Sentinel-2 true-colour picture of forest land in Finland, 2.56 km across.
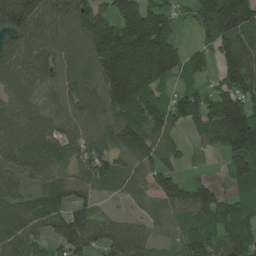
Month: June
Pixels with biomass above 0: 88%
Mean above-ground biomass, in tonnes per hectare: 123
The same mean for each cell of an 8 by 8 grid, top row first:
199 82 121 170 210 68 171 202
108 92 76 292 274 134 88 148
91 86 86 216 217 68 60 174
98 87 97 128 116 116 169 256
103 117 89 106 132 58 97 235
69 96 72 107 109 89 36 112
143 138 103 9 30 111 138 87
117 88 149 179 130 67 127 127
